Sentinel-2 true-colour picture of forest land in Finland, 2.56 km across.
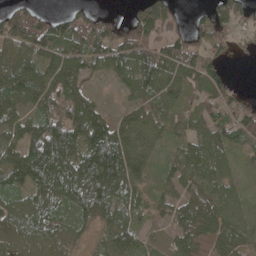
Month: May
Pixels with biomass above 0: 83%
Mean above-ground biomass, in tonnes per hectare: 79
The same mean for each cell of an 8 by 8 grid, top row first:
98 59 66 22 105 57 53 80
105 111 104 141 116 97 72 19
144 113 101 48 139 104 111 7
73 84 123 28 64 60 68 94
74 173 107 132 73 43 76 69
102 124 138 143 47 50 64 26
65 85 88 92 48 60 63 41
66 66 34 77 39 35 42 61
